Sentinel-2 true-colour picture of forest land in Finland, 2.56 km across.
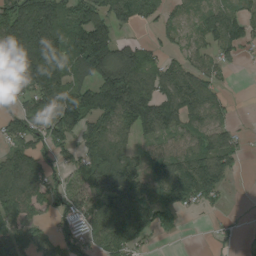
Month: August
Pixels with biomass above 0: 74%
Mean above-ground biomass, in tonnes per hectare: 108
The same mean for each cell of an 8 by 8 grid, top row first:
177 185 136 132 74 42 62 84
210 204 171 152 79 35 77 77
153 193 92 187 130 120 96 0
69 163 139 141 204 144 136 6
94 95 74 153 59 72 124 58
146 91 96 186 110 179 181 17
115 63 118 163 129 115 41 1
129 55 100 151 56 21 8 21
